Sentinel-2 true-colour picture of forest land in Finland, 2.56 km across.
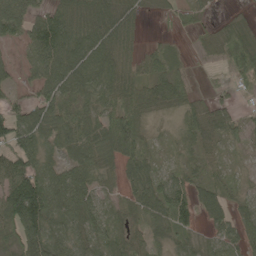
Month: May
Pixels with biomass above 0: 82%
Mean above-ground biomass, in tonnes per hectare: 57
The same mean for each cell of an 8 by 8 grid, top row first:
76 85 83 89 23 16 11 13
19 103 89 87 27 10 23 81
24 72 70 74 56 40 4 37
55 76 57 71 54 30 58 19
79 60 94 89 52 28 42 24
111 71 72 34 72 38 31 13
157 115 96 26 70 88 56 36
93 99 48 62 51 36 29 47
